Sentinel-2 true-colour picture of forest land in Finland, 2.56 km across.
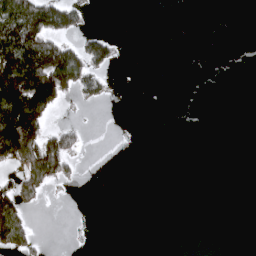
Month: April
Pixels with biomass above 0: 20%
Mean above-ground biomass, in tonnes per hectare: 27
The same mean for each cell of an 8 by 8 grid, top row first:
128 107 28 0 0 0 0 0
138 89 43 34 0 0 0 0
162 146 83 11 0 0 0 0
174 78 1 0 0 0 0 0
147 81 19 0 0 0 0 0
34 73 8 0 0 0 0 0
79 3 0 0 0 0 0 0
73 3 0 0 0 0 0 0
